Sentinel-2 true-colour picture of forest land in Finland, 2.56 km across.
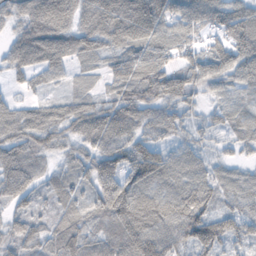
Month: November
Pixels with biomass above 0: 90%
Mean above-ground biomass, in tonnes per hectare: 64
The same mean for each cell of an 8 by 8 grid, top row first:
46 113 71 98 105 77 70 75
66 107 68 51 60 44 38 73
17 39 17 43 80 65 60 47
49 52 68 81 72 50 21 28
53 46 49 78 64 35 25 32
74 26 37 99 108 64 55 42
41 34 48 113 104 101 74 57
58 58 75 78 131 81 118 64
